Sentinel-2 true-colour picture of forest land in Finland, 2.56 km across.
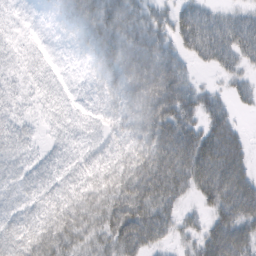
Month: February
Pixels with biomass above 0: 86%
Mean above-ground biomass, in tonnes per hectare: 57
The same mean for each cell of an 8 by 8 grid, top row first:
8 6 59 62 51 46 46 37
19 6 16 68 78 46 62 63
27 21 7 46 96 83 9 31
32 23 19 35 96 94 58 18
53 23 32 35 85 110 98 56
55 47 43 67 105 101 99 84
55 60 85 94 103 45 41 95
71 95 74 74 83 31 72 90
